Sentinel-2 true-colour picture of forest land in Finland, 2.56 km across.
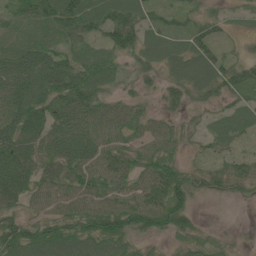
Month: June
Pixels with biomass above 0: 84%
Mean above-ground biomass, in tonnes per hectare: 47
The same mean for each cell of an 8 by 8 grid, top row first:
37 57 70 63 40 22 27 15
38 52 39 52 46 35 44 10
67 70 70 36 24 39 52 45
55 62 64 57 25 25 24 37
78 56 70 61 43 34 24 19
84 52 62 62 54 51 39 31
40 52 63 68 83 73 6 3
77 73 71 75 23 25 19 6
